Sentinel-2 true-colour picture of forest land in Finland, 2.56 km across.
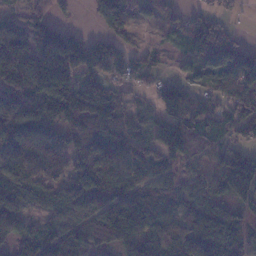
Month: January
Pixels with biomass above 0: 83%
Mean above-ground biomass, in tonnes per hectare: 99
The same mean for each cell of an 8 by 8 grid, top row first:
49 63 5 135 31 37 39 15
154 198 153 91 32 26 130 71
160 221 97 76 33 42 47 103
162 126 172 115 39 93 86 95
133 128 156 153 79 101 61 54
121 115 110 154 89 58 52 137
102 74 150 150 134 82 136 73
86 94 83 131 123 92 120 128
